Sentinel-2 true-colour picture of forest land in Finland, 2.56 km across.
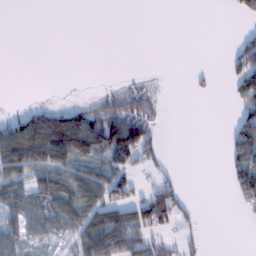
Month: February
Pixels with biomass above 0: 40%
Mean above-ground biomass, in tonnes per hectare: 38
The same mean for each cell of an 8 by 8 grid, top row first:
0 0 0 0 0 0 0 19
0 0 0 0 0 0 0 55
0 0 0 2 10 0 12 67
15 61 58 75 73 5 0 48
117 146 110 92 72 0 0 113
57 66 62 66 26 15 0 77
53 70 80 71 88 97 0 24
58 28 61 142 90 36 7 0
